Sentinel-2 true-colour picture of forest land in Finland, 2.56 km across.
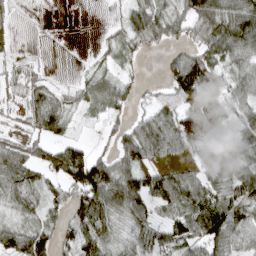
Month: April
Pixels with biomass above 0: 73%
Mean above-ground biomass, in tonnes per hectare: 54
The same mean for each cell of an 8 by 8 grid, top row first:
12 1 0 6 90 56 115 104
11 1 0 31 40 27 78 95
21 22 18 44 17 79 103 65
15 93 24 36 34 77 84 47
38 55 36 33 110 75 39 54
75 47 115 90 70 57 50 64
36 41 75 80 59 64 83 63
78 60 87 49 53 64 77 51
